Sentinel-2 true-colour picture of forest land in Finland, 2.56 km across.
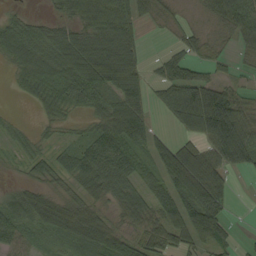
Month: September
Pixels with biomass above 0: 79%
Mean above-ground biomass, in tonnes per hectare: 62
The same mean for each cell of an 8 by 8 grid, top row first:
27 24 56 90 48 25 36 95
69 71 78 76 36 26 34 33
24 61 103 68 46 79 55 19
3 35 34 77 64 77 175 95
18 22 37 54 77 73 71 120
11 53 82 60 48 142 158 12
76 77 63 31 57 112 141 2
57 33 77 93 61 72 95 12
